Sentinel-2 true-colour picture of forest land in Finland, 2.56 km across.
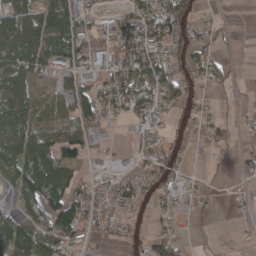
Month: April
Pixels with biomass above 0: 61%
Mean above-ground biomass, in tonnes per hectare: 47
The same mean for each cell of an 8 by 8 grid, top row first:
131 110 58 26 63 82 8 0
125 66 52 50 81 52 33 2
86 15 46 50 86 75 39 3
90 53 67 44 52 31 16 8
74 82 75 5 24 28 8 9
64 124 32 30 48 38 5 10
33 103 81 35 22 24 8 10
107 68 37 20 34 38 2 4
